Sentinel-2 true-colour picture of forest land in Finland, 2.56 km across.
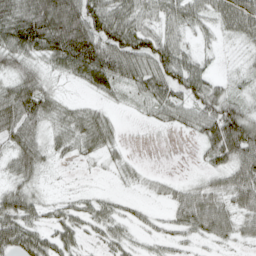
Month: April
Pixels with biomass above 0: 78%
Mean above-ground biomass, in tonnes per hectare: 44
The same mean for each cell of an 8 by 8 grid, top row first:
75 114 91 70 50 48 42 77
71 76 114 77 69 57 16 10
53 25 38 61 60 61 49 15
83 51 33 16 21 42 61 50
56 36 40 27 0 0 51 90
45 10 5 10 14 9 28 64
64 25 30 28 12 37 61 46
63 43 30 39 19 25 27 28
